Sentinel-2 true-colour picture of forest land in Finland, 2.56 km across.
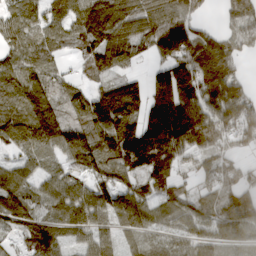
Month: March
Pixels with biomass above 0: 87%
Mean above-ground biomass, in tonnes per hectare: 104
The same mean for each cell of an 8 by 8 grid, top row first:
73 76 110 146 116 139 26 118
84 77 64 160 69 172 191 89
109 79 33 73 55 197 201 94
105 122 93 193 131 225 149 167
78 94 142 133 192 155 130 73
69 55 61 96 116 78 63 72
98 74 100 93 104 88 85 133
46 104 51 55 75 82 86 75
